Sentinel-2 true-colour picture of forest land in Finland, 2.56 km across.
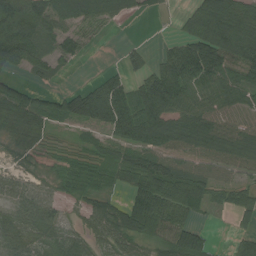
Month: August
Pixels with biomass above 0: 78%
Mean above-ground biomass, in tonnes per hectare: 67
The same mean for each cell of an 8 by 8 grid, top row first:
156 92 73 48 17 17 144 99
148 43 38 0 18 53 152 131
40 22 4 56 64 116 98 84
96 69 91 126 108 91 72 57
36 26 19 54 81 71 76 70
31 25 57 36 107 109 52 28
55 48 29 51 123 115 31 51
80 59 53 61 58 96 36 37
